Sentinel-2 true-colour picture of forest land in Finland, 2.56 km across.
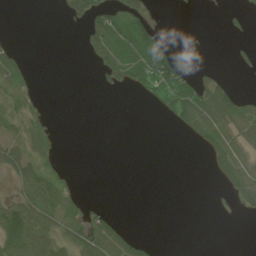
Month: June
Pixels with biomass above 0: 34%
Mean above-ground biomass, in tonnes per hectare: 32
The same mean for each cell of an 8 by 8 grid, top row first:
0 0 42 78 57 1 0 12
14 0 13 92 100 22 0 13
42 0 0 36 81 106 33 3
34 8 0 0 2 82 96 67
43 34 0 0 0 0 55 48
57 56 4 0 0 0 12 71
85 88 35 7 0 0 1 24
109 81 77 88 22 0 0 0
